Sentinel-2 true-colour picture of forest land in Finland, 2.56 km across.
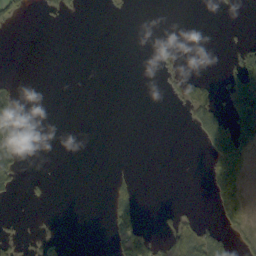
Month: October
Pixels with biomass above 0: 15%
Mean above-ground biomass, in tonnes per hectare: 13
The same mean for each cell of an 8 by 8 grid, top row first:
16 7 5 1 0 0 0 1
0 0 0 0 0 14 0 27
7 0 0 0 0 14 14 65
27 0 0 0 0 2 46 63
39 0 0 0 0 0 33 50
30 4 0 13 0 0 11 19
0 2 0 45 10 8 2 25
15 14 0 19 44 47 63 13
